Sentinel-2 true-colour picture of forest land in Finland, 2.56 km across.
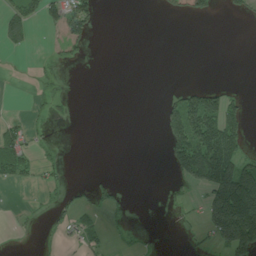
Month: July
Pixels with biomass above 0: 24%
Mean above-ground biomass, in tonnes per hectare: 37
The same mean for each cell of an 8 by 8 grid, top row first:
59 50 80 0 0 13 28 19
27 6 23 0 0 0 0 0
1 7 0 0 0 0 1 0
3 12 0 0 0 95 178 59
73 9 0 0 0 99 194 89
41 19 0 9 0 37 154 196
3 11 30 31 1 10 128 307
2 3 33 10 6 1 31 211
